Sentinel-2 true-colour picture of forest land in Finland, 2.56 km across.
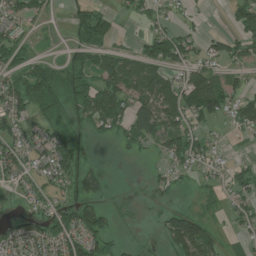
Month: July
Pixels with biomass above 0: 59%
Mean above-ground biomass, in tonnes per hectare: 47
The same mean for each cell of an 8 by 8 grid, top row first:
42 18 46 27 29 11 5 54
56 3 44 42 37 82 34 57
47 75 57 81 116 52 98 41
44 44 46 94 77 96 82 60
49 60 55 21 41 69 31 6
52 51 82 9 10 30 17 30
11 42 78 19 2 25 16 36
71 68 94 41 8 84 69 29
